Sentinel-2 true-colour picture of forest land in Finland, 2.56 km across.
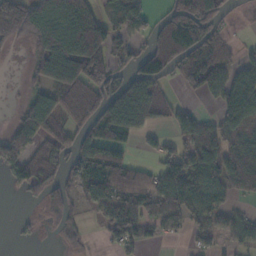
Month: November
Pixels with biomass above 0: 61%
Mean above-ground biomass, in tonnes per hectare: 84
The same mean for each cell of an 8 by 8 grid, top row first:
193 194 209 69 59 140 185 5
36 140 209 92 66 167 117 20
1 90 119 114 151 40 86 72
38 135 66 192 172 63 12 112
144 76 116 108 22 48 82 67
64 104 78 109 57 115 112 97
1 47 27 73 75 95 81 21
13 2 34 21 47 17 36 50
